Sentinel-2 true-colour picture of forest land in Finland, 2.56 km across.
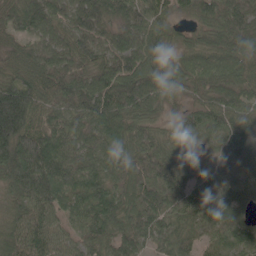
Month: May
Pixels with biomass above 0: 97%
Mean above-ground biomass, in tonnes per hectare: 98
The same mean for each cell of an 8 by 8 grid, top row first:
97 113 111 93 91 49 77 121
58 86 99 89 112 57 90 104
100 107 107 114 145 120 91 95
255 73 99 125 101 44 93 81
187 132 95 103 102 70 41 82
149 147 115 92 110 86 69 75
75 99 90 109 113 86 103 67
91 93 69 93 78 88 56 100
